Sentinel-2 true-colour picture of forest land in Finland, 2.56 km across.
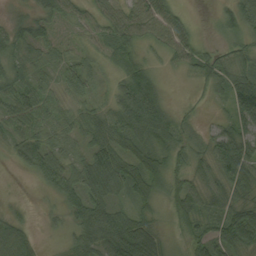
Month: September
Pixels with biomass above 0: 89%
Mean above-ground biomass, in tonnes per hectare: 50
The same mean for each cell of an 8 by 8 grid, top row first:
19 39 33 50 68 40 4 80
40 42 24 50 29 57 26 40
46 27 49 28 87 7 59 86
44 42 34 68 137 26 8 92
41 56 39 71 56 44 39 80
6 58 62 92 88 51 54 95
9 12 66 61 41 49 47 64
57 5 44 77 111 16 64 96
